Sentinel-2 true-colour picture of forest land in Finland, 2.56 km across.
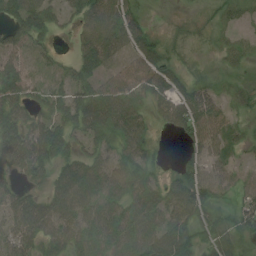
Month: August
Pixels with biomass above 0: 76%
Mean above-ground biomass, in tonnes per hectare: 42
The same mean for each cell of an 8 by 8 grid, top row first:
53 44 38 54 22 4 11 16
43 18 37 67 53 13 10 19
53 18 42 38 53 39 17 14
52 42 58 67 35 69 59 18
78 92 26 36 45 6 45 21
37 40 72 53 47 31 45 27
65 53 49 43 53 65 37 29
58 47 44 46 58 71 34 35
